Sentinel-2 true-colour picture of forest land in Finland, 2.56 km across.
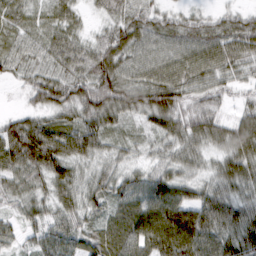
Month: March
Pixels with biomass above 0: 94%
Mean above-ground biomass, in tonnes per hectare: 63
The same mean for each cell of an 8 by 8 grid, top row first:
49 44 27 50 61 36 32 38
54 59 56 76 68 71 81 70
34 71 73 90 71 81 64 44
23 59 67 80 78 81 60 36
100 100 76 41 31 58 62 91
63 75 42 54 52 60 46 78
34 48 62 47 79 118 84 63
30 62 51 62 78 115 80 74
